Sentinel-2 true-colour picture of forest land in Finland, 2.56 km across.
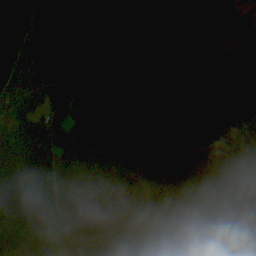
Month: September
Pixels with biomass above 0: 93%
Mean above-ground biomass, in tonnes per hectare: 79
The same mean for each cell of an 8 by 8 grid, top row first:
7 109 64 91 66 75 47 38
64 153 78 73 97 79 66 53
68 96 135 109 105 90 62 88
91 70 98 66 66 51 71 93
134 124 92 80 58 38 91 92
131 81 49 117 111 87 64 80
141 49 15 34 69 87 62 76
120 65 66 104 65 62 72 35
